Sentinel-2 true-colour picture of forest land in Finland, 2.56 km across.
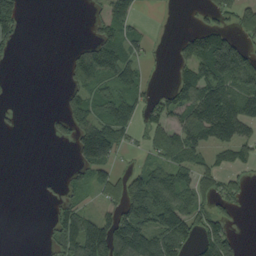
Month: September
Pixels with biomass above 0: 49%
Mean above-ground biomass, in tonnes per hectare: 53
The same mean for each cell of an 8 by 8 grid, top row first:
49 0 1 57 11 0 26 54
21 0 30 105 31 20 158 98
0 0 62 83 35 44 116 98
6 8 73 97 51 53 140 97
0 5 99 107 23 72 69 77
0 4 31 45 76 73 43 27
0 9 47 44 139 127 50 20
0 18 140 143 114 94 75 23
